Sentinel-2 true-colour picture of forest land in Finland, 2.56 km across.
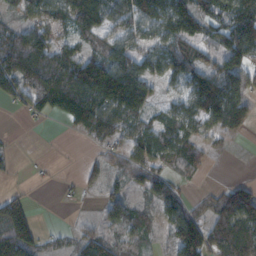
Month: November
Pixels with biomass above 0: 71%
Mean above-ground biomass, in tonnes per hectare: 72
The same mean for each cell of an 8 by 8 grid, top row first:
37 81 99 80 114 135 99 137
112 84 50 73 64 71 50 139
97 139 154 193 92 59 122 86
18 56 144 124 75 69 131 81
7 0 9 59 86 102 37 5
6 7 29 44 70 51 10 7
93 0 5 55 35 75 47 114
117 19 55 61 37 87 104 130
